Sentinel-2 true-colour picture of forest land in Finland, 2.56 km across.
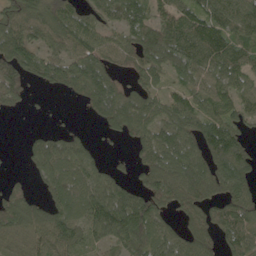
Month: May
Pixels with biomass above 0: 77%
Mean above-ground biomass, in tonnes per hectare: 81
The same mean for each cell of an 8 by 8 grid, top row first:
87 96 61 65 91 95 89 86
138 64 81 69 120 117 112 93
128 77 109 86 67 52 76 67
22 6 12 121 99 96 80 72
2 98 54 10 91 113 62 48
8 88 90 59 71 128 105 73
91 79 101 160 142 57 65 101
72 91 69 80 114 80 69 85
